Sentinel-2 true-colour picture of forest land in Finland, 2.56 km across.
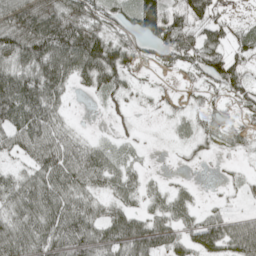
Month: May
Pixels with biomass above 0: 77%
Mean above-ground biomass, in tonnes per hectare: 57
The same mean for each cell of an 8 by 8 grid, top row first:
85 93 74 55 105 43 86 12
86 121 131 89 48 98 94 45
103 110 50 68 6 10 63 63
112 82 2 16 7 15 28 30
50 75 41 22 10 18 30 22
40 85 82 55 27 6 2 17
65 83 70 42 31 51 17 13
88 85 91 81 97 51 71 103
